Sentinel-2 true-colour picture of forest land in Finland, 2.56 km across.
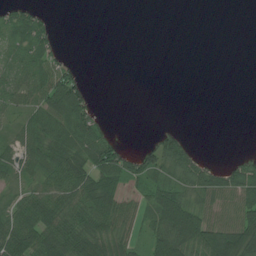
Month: July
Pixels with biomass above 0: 53%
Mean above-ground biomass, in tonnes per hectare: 38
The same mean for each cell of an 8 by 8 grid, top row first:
42 14 0 0 0 0 0 0
41 57 0 0 0 0 0 0
46 60 33 0 0 0 0 0
33 65 71 1 0 0 0 0
45 61 69 51 15 56 0 0
34 62 78 70 57 57 64 58
54 80 67 78 40 107 43 61
95 89 81 60 31 88 94 115
